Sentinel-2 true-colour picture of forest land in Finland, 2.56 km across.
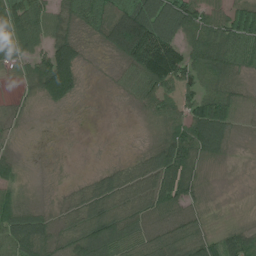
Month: July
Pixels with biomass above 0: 82%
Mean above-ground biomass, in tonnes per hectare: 61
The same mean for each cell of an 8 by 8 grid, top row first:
95 65 53 95 138 118 61 72
57 66 56 68 159 104 86 73
22 115 42 16 94 142 68 47
22 9 3 1 30 79 105 54
16 3 1 1 17 96 93 23
38 6 11 55 87 93 20 7
77 28 76 92 75 65 25 3
94 81 104 105 73 95 56 71
